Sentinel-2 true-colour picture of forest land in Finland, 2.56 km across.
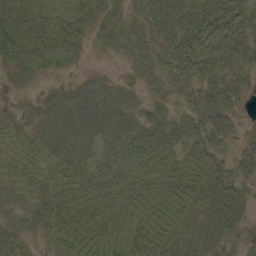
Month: September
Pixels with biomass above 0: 88%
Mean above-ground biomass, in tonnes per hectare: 33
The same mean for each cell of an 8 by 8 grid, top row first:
54 35 48 32 26 45 54 48
66 58 28 22 26 39 47 44
23 15 17 16 21 27 34 27
16 31 43 35 23 22 42 15
18 26 37 37 48 31 34 18
21 27 38 49 36 37 36 33
17 33 44 41 35 37 34 30
34 21 40 39 41 36 33 20
